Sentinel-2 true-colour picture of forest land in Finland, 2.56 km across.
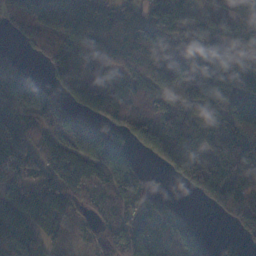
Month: November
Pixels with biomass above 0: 81%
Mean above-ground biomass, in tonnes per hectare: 104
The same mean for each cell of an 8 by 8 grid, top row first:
109 135 138 118 109 184 95 134
25 98 120 77 113 87 126 80
108 48 92 92 105 131 165 201
102 96 128 105 94 103 74 138
193 89 140 163 85 120 91 135
161 90 121 146 72 52 135 89
135 149 48 100 57 28 38 94
133 70 17 98 91 85 47 37
